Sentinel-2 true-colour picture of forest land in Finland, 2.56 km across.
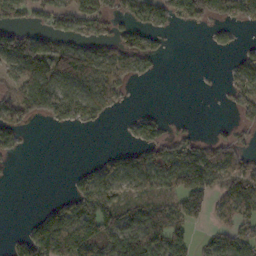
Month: October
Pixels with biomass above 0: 54%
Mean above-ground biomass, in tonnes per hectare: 56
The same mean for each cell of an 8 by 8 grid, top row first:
60 52 89 48 57 66 71 71
110 76 77 55 66 1 9 26
61 109 101 86 12 0 1 68
74 88 99 27 25 0 0 38
47 0 0 4 69 64 46 34
1 0 29 71 83 81 97 81
0 36 83 73 55 59 51 78
29 151 121 73 106 80 38 95
